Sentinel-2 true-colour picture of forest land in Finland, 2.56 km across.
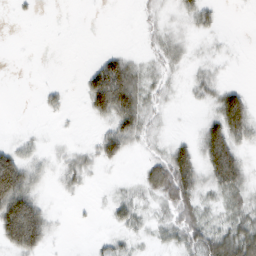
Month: February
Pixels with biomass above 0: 54%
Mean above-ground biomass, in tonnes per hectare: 28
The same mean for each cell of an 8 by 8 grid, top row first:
3 0 0 0 10 22 24 1
0 0 0 8 9 26 14 4
0 2 11 133 35 13 27 4
0 9 4 88 46 6 21 92
20 9 9 53 17 33 72 43
99 18 26 4 27 88 46 62
115 23 3 21 20 45 22 29
82 30 1 18 13 29 56 76
